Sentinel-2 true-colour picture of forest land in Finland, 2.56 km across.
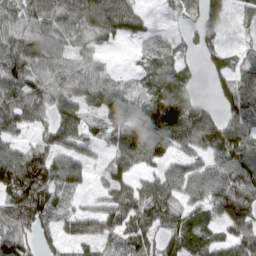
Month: March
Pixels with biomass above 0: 83%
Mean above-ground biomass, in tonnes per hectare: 72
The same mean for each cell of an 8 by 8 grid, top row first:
75 88 102 101 32 25 94 32
99 80 57 21 26 39 66 25
93 84 79 27 25 71 35 87
94 64 75 79 75 145 57 101
47 69 69 52 120 83 97 117
114 97 52 58 51 76 95 116
93 93 35 83 95 64 66 105
114 44 58 54 66 62 51 85
